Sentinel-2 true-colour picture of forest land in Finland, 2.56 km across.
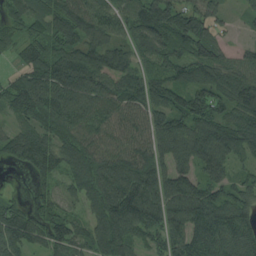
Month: August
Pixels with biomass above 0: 91%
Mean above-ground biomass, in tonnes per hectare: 107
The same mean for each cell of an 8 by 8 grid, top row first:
86 108 119 95 130 135 106 18
57 96 123 88 102 116 93 30
62 136 144 105 104 99 114 111
75 138 105 95 110 134 144 119
107 105 129 83 95 119 147 134
7 77 142 148 156 121 106 54
67 72 56 177 171 135 162 116
96 97 72 160 67 109 142 142
